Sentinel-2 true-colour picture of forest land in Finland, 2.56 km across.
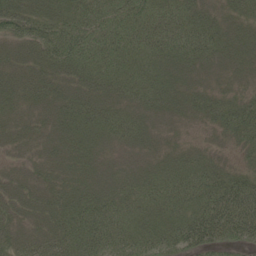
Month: June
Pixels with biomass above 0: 97%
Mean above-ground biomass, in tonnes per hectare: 45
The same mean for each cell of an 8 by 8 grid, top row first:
62 52 61 61 63 58 38 33
33 68 71 65 57 59 55 41
34 41 37 51 51 33 25 23
29 32 47 40 36 32 38 48
26 30 36 32 30 23 19 31
26 31 32 31 38 46 50 41
35 41 56 53 45 46 84 96
39 46 64 59 48 55 70 51
